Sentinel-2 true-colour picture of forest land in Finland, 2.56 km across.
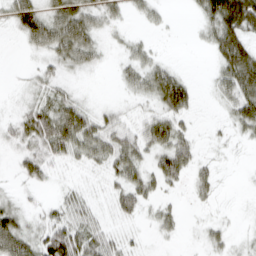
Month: March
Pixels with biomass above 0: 65%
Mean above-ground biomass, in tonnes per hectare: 33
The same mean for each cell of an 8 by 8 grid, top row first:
52 48 60 23 18 1 49 104
3 44 62 8 21 0 19 88
2 30 6 5 46 56 8 83
16 51 54 22 21 57 1 51
25 67 67 63 51 63 5 7
15 24 9 31 39 40 25 1
31 19 43 26 25 14 7 2
72 68 70 36 7 7 19 7
